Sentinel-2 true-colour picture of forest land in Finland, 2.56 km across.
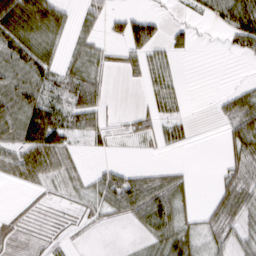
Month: March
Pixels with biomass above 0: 57%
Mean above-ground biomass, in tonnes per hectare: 29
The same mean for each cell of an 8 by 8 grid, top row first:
90 66 17 29 42 5 23 72
59 38 24 14 57 20 1 29
37 42 44 9 20 19 0 4
46 73 59 9 15 20 1 54
42 85 12 15 9 22 0 50
29 30 17 36 32 23 1 41
6 10 12 39 70 49 13 29
17 15 4 0 16 54 21 26
